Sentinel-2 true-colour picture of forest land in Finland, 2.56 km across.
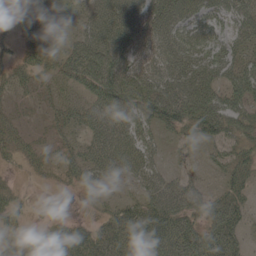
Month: May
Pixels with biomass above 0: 76%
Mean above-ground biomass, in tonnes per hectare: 48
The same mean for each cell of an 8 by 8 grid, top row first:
24 11 27 86 63 66 51 56
25 31 57 84 47 66 54 46
41 33 67 101 66 71 68 65
14 24 52 79 65 80 90 61
31 19 44 79 46 21 34 48
8 13 41 45 49 25 13 47
24 7 7 32 58 66 51 52
23 43 62 69 69 72 74 41
